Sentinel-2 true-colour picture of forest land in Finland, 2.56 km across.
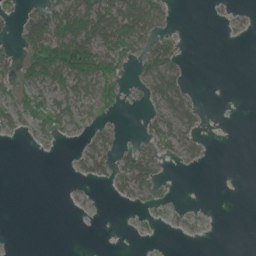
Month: June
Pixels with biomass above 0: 37%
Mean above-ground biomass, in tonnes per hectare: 27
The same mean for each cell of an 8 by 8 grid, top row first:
18 82 98 101 88 5 2 8
24 130 144 78 44 29 0 0
39 73 81 56 31 52 0 0
46 56 37 19 13 57 5 0
2 12 15 28 37 53 9 0
0 0 14 39 74 2 0 0
0 0 5 1 13 9 3 0
0 0 0 0 3 1 2 0
